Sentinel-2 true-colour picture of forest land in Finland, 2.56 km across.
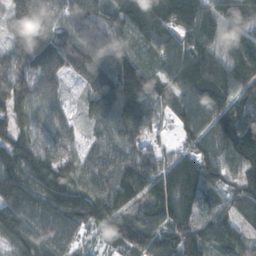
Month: November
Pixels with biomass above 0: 96%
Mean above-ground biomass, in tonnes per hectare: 114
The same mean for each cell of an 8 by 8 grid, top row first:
143 140 132 88 111 112 94 74
147 203 156 94 55 109 102 102
196 144 84 189 125 109 122 124
141 111 56 167 131 78 130 153
139 101 71 93 65 39 92 183
149 153 116 103 114 117 103 88
145 114 123 127 132 133 69 73
101 112 46 69 136 125 70 75
